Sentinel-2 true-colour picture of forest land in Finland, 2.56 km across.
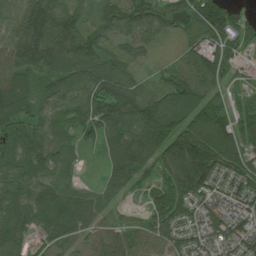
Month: July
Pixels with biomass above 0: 90%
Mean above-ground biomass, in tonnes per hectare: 95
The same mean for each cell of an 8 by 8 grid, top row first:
81 185 76 103 137 136 180 71
123 169 148 63 60 21 80 83
100 81 101 138 39 97 86 42
121 72 76 156 140 93 118 69
104 89 45 70 117 133 130 103
84 65 16 105 64 139 143 108
104 124 94 53 42 121 96 86
76 66 64 70 64 71 69 102
